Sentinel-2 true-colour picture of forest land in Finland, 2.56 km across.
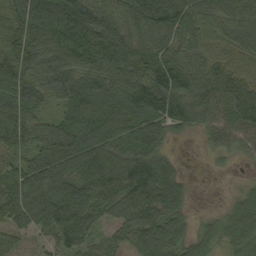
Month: September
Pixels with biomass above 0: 94%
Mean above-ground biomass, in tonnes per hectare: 91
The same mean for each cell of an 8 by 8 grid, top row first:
103 115 129 91 118 124 84 76
107 116 143 141 103 86 69 85
109 106 96 104 135 125 91 99
104 57 117 107 117 106 70 109
81 111 125 93 94 16 28 49
73 115 108 126 154 66 10 13
109 121 116 81 141 66 11 67
61 59 87 54 79 68 44 71
